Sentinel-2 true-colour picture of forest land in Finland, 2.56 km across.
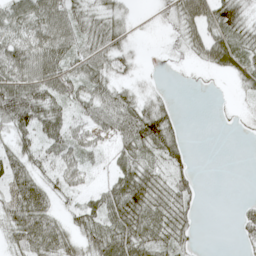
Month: May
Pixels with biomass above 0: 73%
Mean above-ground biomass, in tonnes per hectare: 39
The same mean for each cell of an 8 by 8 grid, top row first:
57 79 50 37 2 41 72 50
63 72 52 51 2 13 64 44
78 74 53 39 7 1 4 26
90 59 33 63 61 19 0 6
39 42 39 30 65 44 0 0
57 34 32 35 54 33 0 0
57 44 36 63 63 50 0 9
47 68 37 67 53 43 0 14
